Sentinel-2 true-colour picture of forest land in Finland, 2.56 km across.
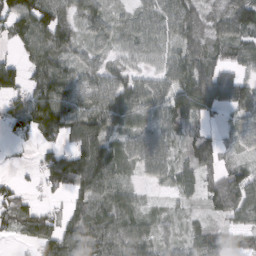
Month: March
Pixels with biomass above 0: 83%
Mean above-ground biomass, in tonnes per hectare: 66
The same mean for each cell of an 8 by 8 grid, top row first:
94 90 55 40 52 72 45 93
35 79 43 39 54 52 58 60
86 101 66 63 47 78 117 66
75 147 84 105 71 88 60 71
28 54 86 77 82 40 78 39
12 78 139 99 44 60 63 68
70 31 52 77 36 20 40 97
20 77 90 86 57 38 64 25
